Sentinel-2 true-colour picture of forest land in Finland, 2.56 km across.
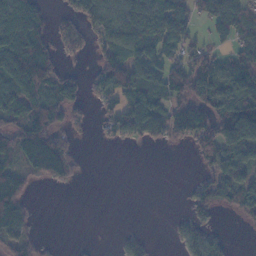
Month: November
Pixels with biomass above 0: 59%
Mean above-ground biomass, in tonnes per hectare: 55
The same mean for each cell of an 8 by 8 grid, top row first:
108 26 48 55 89 72 48 72
127 46 26 63 95 59 40 44
114 70 33 95 111 78 85 90
69 75 24 47 128 77 87 123
82 125 13 15 29 24 69 125
83 68 10 0 0 0 49 87
102 0 0 0 0 2 47 62
77 5 2 3 28 20 66 0
